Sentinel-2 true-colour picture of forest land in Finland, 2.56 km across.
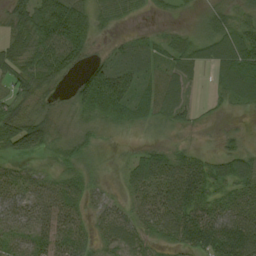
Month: August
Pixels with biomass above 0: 82%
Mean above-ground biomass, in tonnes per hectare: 44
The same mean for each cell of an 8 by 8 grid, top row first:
49 98 76 32 9 10 31 27
55 76 76 15 23 36 52 81
52 56 43 84 33 40 10 64
49 31 38 45 42 42 8 11
69 47 34 10 14 14 7 21
28 26 37 9 63 87 59 58
39 48 38 33 40 93 55 60
26 47 37 39 36 57 79 99
